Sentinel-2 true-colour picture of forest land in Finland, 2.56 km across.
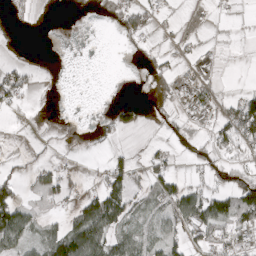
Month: April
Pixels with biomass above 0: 38%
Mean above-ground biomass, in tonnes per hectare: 32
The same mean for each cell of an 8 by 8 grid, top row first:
6 5 1 16 48 6 3 3
2 0 0 0 13 11 15 1
55 1 0 0 6 50 41 0
9 1 0 22 17 19 38 111
1 8 4 18 8 16 41 76
32 39 11 72 33 45 34 46
95 10 56 102 27 72 86 107
64 61 118 62 42 43 58 38
